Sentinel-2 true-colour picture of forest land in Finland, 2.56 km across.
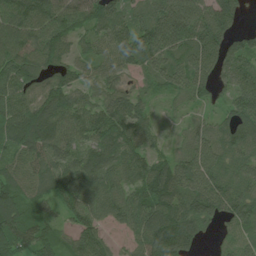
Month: July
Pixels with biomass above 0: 92%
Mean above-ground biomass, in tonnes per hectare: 92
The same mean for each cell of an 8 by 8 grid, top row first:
120 113 93 99 67 147 120 58
122 101 47 92 121 99 134 73
117 82 60 59 42 79 94 97
104 122 90 113 64 25 34 88
103 115 75 119 71 33 95 92
73 95 99 95 103 132 120 85
102 48 89 91 117 140 125 103
117 84 82 37 106 156 22 67
